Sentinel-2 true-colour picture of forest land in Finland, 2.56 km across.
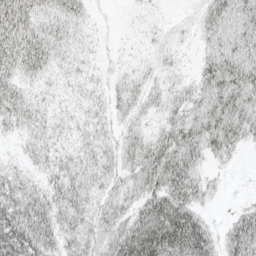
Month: April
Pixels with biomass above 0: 81%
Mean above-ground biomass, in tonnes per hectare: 37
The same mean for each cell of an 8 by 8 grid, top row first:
61 36 29 2 7 5 36 41
62 49 16 4 8 15 25 44
38 18 16 15 24 17 46 57
45 21 16 25 22 33 53 54
8 25 21 24 44 67 50 31
29 27 35 30 54 71 18 1
66 53 46 38 49 82 16 16
85 52 41 55 94 99 55 61
